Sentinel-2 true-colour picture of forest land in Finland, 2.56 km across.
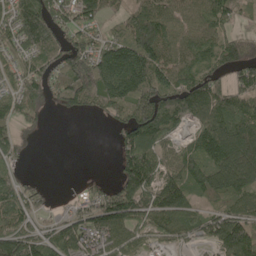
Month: May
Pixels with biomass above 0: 78%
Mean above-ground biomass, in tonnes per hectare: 104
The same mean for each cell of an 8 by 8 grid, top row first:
132 163 117 44 119 88 121 59
78 128 121 126 167 106 121 91
77 104 154 199 175 134 129 101
88 36 51 79 140 131 121 121
80 1 0 27 159 60 153 201
48 6 6 32 164 103 129 172
114 39 68 157 114 132 60 108
164 127 121 127 65 65 79 172
